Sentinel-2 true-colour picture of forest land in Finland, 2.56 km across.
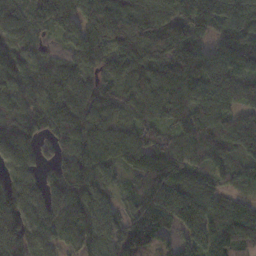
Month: November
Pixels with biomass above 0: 94%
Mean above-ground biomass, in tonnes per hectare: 119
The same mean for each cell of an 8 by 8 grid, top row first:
119 107 110 159 139 148 171 179
103 36 111 131 115 131 96 136
115 97 82 90 131 137 148 124
101 130 123 95 85 129 120 119
139 86 104 120 143 111 154 142
105 85 141 76 179 124 130 69
122 120 160 74 134 158 128 103
146 90 123 97 112 61 120 128
